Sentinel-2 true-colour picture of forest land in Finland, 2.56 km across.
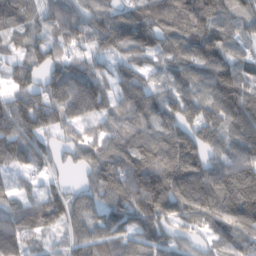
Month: February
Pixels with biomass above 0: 88%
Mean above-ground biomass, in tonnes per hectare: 98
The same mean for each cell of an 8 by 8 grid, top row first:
104 60 70 70 94 136 99 75
58 73 55 86 120 93 113 55
69 78 125 81 67 72 109 113
104 102 88 73 108 93 88 137
111 44 72 84 125 161 91 126
41 39 29 145 169 186 147 180
79 112 65 107 154 129 154 199
111 28 66 96 87 60 59 122
